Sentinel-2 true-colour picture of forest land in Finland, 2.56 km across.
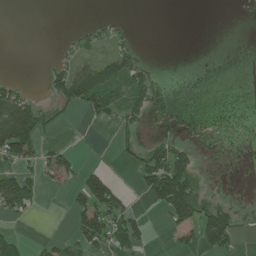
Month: July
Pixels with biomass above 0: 32%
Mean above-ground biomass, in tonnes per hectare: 32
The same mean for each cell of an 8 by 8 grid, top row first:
0 0 0 6 0 0 0 0
0 0 30 32 4 0 0 0
16 32 102 67 45 0 0 0
156 28 31 50 34 0 0 0
168 24 1 11 29 48 1 0
70 39 49 31 63 142 11 0
59 1 57 96 11 102 62 23
45 14 62 76 33 23 69 17
